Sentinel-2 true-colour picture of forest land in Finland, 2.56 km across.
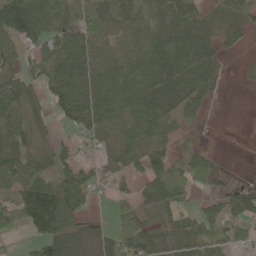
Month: May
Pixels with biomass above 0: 72%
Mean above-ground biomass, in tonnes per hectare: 55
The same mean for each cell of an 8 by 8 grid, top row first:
113 82 46 75 56 80 38 46
72 49 90 62 73 92 67 19
70 62 89 75 77 93 57 3
42 32 92 79 87 59 18 0
63 26 25 61 40 24 8 0
80 65 58 34 48 85 52 4
74 153 37 22 37 44 32 59
7 78 38 55 80 61 39 37
